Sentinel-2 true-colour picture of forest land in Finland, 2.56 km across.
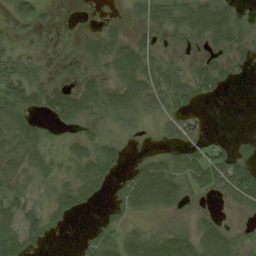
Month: August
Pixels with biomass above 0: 67%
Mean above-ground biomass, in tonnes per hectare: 34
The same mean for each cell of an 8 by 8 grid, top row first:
37 9 0 3 28 40 75 26
23 3 20 44 44 12 20 31
65 37 26 33 66 47 53 9
53 43 44 48 42 39 5 0
52 22 25 24 5 32 41 22
33 24 50 44 72 55 62 79
44 35 34 17 35 23 6 22
58 21 10 41 47 54 61 20
